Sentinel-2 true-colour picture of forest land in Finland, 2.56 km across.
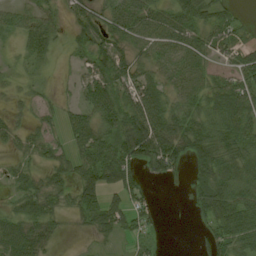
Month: August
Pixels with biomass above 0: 75%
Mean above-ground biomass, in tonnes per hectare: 43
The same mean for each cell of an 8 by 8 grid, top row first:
28 40 42 44 66 55 42 14
16 39 31 51 46 56 47 39
12 9 23 68 52 43 39 51
13 22 39 68 88 56 58 65
21 35 46 63 91 79 78 69
21 24 46 64 30 22 64 65
26 36 39 44 27 0 53 78
58 30 2 17 31 0 35 63
